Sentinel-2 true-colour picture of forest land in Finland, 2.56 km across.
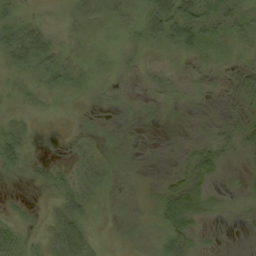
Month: September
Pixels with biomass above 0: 70%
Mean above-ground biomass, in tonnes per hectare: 17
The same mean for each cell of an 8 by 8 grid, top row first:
19 2 22 27 32 70 39 29
59 43 9 9 16 33 24 13
10 21 16 6 8 11 9 23
7 3 3 4 4 3 3 17
35 1 9 3 1 4 22 24
7 21 23 12 4 23 24 8
7 7 31 5 7 38 16 5
24 19 49 3 7 22 3 0
